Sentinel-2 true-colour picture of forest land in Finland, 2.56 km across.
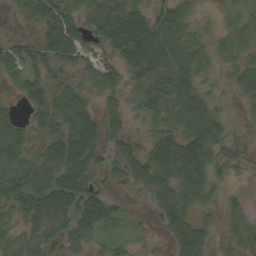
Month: September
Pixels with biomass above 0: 78%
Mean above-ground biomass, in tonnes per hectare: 40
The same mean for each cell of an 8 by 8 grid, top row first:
12 61 43 51 48 46 7 22
37 51 48 41 66 41 26 23
29 45 24 39 43 55 16 24
19 57 49 35 37 51 59 8
50 50 78 32 34 68 65 27
43 58 76 31 59 52 43 10
42 79 78 46 17 58 18 22
18 40 38 24 12 41 36 26
